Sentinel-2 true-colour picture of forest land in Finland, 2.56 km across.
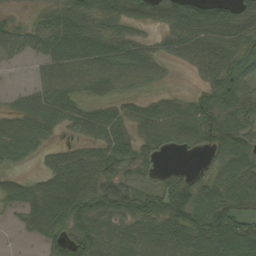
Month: September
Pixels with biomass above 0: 82%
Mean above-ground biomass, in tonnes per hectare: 65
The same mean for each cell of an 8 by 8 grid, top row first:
13 43 81 63 51 74 77 69
34 70 95 80 52 52 80 66
2 64 70 68 52 6 48 75
53 83 59 52 59 71 72 64
76 36 45 85 58 43 57 70
31 59 97 73 37 42 35 83
43 102 104 94 87 103 86 66
4 53 80 79 83 87 114 127
